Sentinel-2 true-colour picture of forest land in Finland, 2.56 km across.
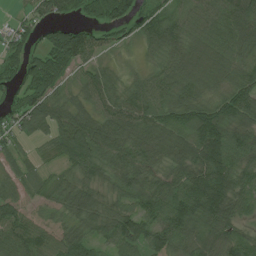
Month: July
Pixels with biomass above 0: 90%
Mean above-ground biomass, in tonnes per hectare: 68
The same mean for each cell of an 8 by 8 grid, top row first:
24 63 34 89 62 55 65 103
62 77 113 33 34 65 70 74
43 108 48 43 47 69 65 67
58 85 67 81 81 76 78 85
34 44 86 101 87 88 118 72
47 33 43 60 72 68 129 81
54 36 68 52 74 94 110 58
74 52 69 73 91 67 53 56
